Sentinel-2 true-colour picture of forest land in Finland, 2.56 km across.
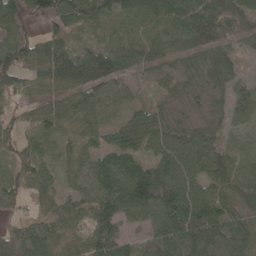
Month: May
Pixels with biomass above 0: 91%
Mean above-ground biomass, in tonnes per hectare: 65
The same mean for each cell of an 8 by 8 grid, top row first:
63 68 78 52 56 85 80 57
92 74 40 50 51 45 72 26
69 71 109 78 20 35 39 32
31 54 67 37 42 24 32 58
39 31 52 64 75 99 76 36
40 40 47 125 115 125 86 68
32 30 51 112 117 144 100 54
75 66 38 110 34 110 104 69
